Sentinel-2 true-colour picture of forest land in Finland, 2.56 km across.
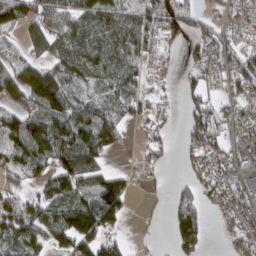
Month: March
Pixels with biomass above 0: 69%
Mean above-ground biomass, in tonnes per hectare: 73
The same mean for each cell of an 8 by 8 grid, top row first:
105 88 91 92 92 91 26 52
25 82 104 90 83 19 80 67
107 155 70 69 57 17 60 84
73 122 99 77 48 20 87 51
102 128 128 60 30 19 83 69
57 89 140 58 24 7 50 69
88 90 121 127 4 73 34 71
113 82 129 65 9 79 32 52
